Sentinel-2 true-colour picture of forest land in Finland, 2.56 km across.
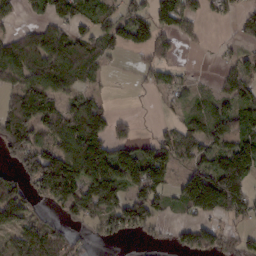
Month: February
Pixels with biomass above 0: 63%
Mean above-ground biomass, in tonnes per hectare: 81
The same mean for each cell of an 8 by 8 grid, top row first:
29 78 99 58 73 131 42 43
119 144 100 66 65 41 7 28
99 145 67 7 21 45 6 96
116 108 107 39 1 21 64 95
121 79 172 122 53 99 87 120
48 179 139 137 133 52 143 161
90 44 123 112 125 44 132 99
78 96 20 34 18 33 78 45
